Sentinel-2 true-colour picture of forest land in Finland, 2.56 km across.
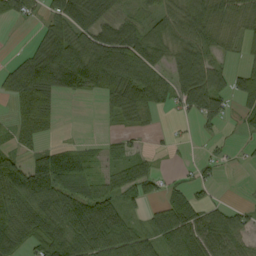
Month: September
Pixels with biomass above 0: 70%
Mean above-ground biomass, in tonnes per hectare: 55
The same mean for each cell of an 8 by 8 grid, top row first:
33 41 67 37 37 67 70 35
3 93 93 107 72 73 56 23
88 122 112 101 84 71 87 52
33 62 0 33 49 20 79 38
26 24 17 22 10 10 9 8
106 101 46 40 58 9 18 0
87 85 83 67 23 76 40 26
71 106 85 84 45 81 82 48
